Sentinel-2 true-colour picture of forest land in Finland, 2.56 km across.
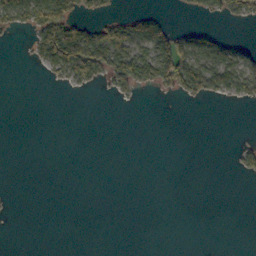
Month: October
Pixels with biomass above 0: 21%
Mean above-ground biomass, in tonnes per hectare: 21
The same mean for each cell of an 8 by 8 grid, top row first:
58 95 38 26 43 3 23 29
1 85 123 114 64 84 59 24
0 10 56 55 66 95 92 68
0 0 0 0 0 0 0 0
0 0 0 0 0 0 0 13
0 0 0 0 0 0 0 13
1 0 0 0 0 0 0 0
0 0 0 0 0 0 0 0
